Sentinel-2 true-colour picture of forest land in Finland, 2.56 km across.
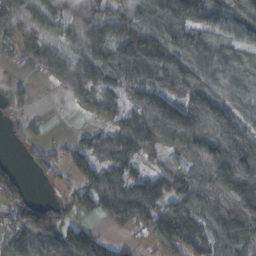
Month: October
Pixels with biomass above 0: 80%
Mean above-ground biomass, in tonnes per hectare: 94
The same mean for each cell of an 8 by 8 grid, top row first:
96 78 83 70 91 135 92 126
66 94 83 91 166 129 119 79
35 42 132 90 106 124 78 83
38 13 34 86 149 157 127 70
16 41 50 89 142 110 98 114
46 41 68 95 78 111 108 166
67 65 81 97 132 139 84 151
108 98 149 29 54 172 113 112
